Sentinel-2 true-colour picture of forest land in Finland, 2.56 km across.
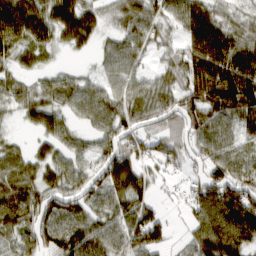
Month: March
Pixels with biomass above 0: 84%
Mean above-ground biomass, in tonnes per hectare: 66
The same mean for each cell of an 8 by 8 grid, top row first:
109 87 97 32 70 61 76 33
63 52 39 44 52 36 122 90
45 36 42 53 43 59 123 121
26 63 48 70 64 87 102 101
23 43 36 65 55 69 68 44
79 58 64 101 70 21 64 69
91 81 63 63 65 10 99 116
58 67 80 60 80 15 104 93
